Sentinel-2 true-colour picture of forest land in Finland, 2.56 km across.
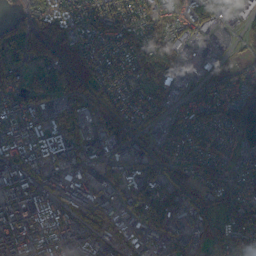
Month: October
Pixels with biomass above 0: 83%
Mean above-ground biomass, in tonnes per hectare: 87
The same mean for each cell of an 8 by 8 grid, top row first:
27 133 67 85 70 55 81 62
93 126 88 82 104 101 58 31
58 73 122 75 65 73 55 64
126 86 48 96 65 53 98 135
123 130 97 76 76 86 92 88
160 74 81 67 119 66 90 62
160 113 74 70 123 104 58 83
145 130 120 74 77 67 67 76
